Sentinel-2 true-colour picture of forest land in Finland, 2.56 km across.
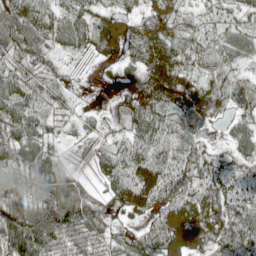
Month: May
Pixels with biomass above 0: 88%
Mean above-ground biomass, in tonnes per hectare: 53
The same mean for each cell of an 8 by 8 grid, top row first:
95 60 52 29 35 33 29 40
71 51 41 37 57 51 44 58
68 46 6 10 57 52 38 36
78 31 18 15 87 55 56 38
77 42 6 40 73 46 24 54
44 87 32 57 54 79 52 42
98 92 121 46 37 48 48 67
132 86 50 37 65 29 43 92
